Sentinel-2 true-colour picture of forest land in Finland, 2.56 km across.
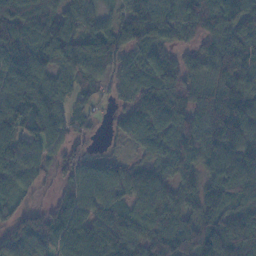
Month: November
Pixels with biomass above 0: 91%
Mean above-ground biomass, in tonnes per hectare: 88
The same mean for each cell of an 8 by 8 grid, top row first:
88 73 80 50 108 94 97 106
116 128 131 102 72 53 60 118
111 77 68 57 76 92 66 100
103 107 44 34 117 106 123 107
87 76 45 15 74 123 128 107
78 44 90 75 79 62 66 84
50 57 95 71 84 71 95 62
95 126 117 116 87 130 119 140
